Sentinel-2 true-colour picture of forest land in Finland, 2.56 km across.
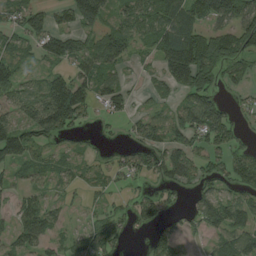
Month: August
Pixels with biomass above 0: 72%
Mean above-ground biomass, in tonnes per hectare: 64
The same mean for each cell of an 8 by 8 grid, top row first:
51 52 116 59 84 99 95 102
67 67 63 89 33 117 124 75
85 73 84 66 20 105 74 47
60 167 83 40 32 65 116 24
120 53 25 10 61 68 66 38
38 46 40 45 49 76 49 87
41 50 17 35 55 30 94 83
59 51 51 52 12 59 35 76
